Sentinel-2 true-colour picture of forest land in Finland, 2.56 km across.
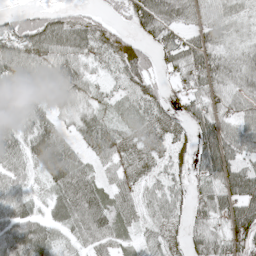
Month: May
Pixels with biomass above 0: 83%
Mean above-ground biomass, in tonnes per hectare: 46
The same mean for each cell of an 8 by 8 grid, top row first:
30 40 21 19 67 44 29 33
61 67 57 32 34 60 54 38
59 58 55 24 47 28 52 56
57 41 40 29 42 28 57 47
54 76 31 47 34 28 70 64
43 51 49 23 29 27 53 78
48 29 62 48 34 33 61 72
65 54 33 40 24 17 64 73
